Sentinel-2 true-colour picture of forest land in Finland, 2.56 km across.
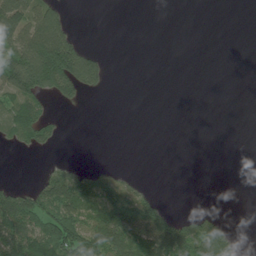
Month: July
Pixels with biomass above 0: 34%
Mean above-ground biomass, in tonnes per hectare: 43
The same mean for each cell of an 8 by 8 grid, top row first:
119 99 0 0 0 0 0 0
101 206 84 1 0 0 0 0
154 172 151 13 0 0 0 0
89 31 4 0 0 0 0 0
31 32 0 0 0 0 0 0
1 35 41 24 5 0 0 0
132 85 98 88 89 8 8 0
117 117 130 116 98 139 143 21
